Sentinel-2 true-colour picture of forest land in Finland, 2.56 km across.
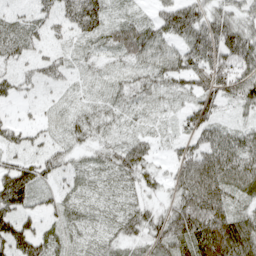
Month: April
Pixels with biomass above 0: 85%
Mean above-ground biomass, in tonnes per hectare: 47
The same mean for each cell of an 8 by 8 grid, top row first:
20 29 77 28 20 91 58 42
38 22 15 38 65 46 91 102
29 22 13 18 35 55 62 84
9 11 21 25 16 24 48 27
38 31 26 32 38 28 20 44
101 39 17 22 43 46 101 82
85 27 18 15 39 64 134 45
120 45 14 24 44 79 155 132
